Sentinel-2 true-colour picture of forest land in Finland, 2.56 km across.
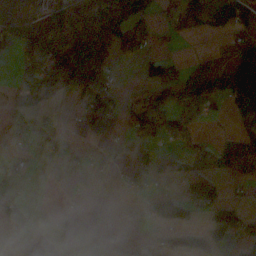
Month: October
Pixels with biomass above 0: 47%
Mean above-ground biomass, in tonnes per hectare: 52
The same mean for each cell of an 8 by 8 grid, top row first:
77 63 80 125 75 35 70 86
67 126 175 71 50 11 12 79
38 76 137 41 54 103 100 129
8 5 54 95 147 60 9 64
11 15 11 24 36 45 27 60
13 2 13 8 79 55 75 55
3 0 10 13 31 93 69 47
12 30 34 8 18 54 42 37
